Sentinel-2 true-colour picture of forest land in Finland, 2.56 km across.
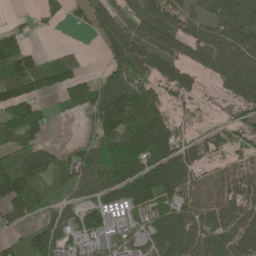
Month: May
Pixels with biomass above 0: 74%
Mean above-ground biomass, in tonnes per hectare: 73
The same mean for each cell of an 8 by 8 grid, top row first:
8 20 29 70 70 56 76 80
79 8 10 61 91 86 82 85
121 94 57 62 58 77 25 111
89 30 41 135 124 18 13 35
77 43 33 103 127 72 48 38
149 74 77 92 113 127 73 86
82 34 61 81 73 96 115 99
26 120 73 59 66 138 131 93
